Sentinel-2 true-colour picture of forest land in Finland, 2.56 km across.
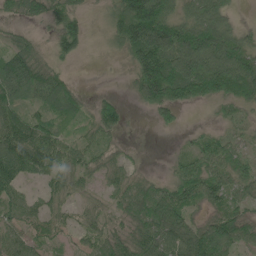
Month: June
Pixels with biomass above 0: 79%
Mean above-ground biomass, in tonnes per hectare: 64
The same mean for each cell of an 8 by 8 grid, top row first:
42 59 41 59 205 79 93 14
59 19 41 19 140 135 151 96
109 81 8 1 125 147 136 132
69 49 38 60 23 40 3 26
103 79 38 24 2 5 50 37
87 52 43 40 27 57 104 60
49 44 29 33 67 103 49 38
56 41 26 60 83 90 129 77
